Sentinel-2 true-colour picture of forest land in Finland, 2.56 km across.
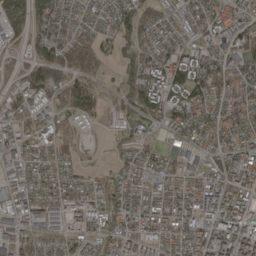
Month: April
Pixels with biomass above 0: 85%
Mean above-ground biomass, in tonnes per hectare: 70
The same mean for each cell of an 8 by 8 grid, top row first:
56 64 35 64 99 48 70 63
30 123 136 52 87 52 73 82
34 140 128 26 126 124 139 66
85 76 95 41 97 99 56 58
55 58 34 26 49 49 42 61
43 42 29 45 46 55 67 84
69 59 71 80 75 64 102 82
61 48 61 63 81 52 101 124
